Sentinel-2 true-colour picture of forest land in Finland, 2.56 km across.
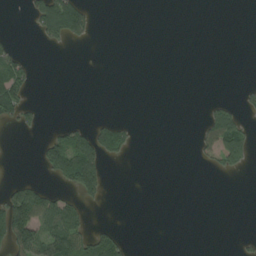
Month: August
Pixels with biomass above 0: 18%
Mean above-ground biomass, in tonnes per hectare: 23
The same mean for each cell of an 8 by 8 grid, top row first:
0 115 100 0 0 0 0 0
18 13 5 0 0 0 0 0
76 0 0 0 0 0 0 2
59 1 0 0 0 0 20 28
0 47 83 72 0 0 35 75
4 22 144 1 0 0 5 7
120 78 37 0 0 0 0 0
96 79 72 48 0 0 0 7
